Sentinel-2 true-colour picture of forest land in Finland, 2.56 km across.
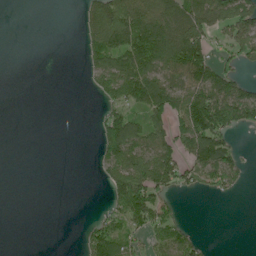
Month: June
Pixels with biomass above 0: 45%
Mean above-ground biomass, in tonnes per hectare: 53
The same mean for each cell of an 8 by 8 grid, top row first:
0 0 21 118 124 100 112 107
0 0 19 102 121 126 70 84
0 0 5 107 142 76 113 64
0 0 0 62 107 101 179 131
0 0 0 92 90 77 143 16
0 0 0 66 113 76 74 44
0 0 0 43 109 26 0 0
0 0 20 101 48 85 7 0
